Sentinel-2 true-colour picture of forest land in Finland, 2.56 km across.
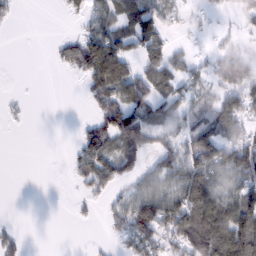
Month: February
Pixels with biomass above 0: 52%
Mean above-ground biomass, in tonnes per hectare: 48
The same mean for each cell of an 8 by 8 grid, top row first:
11 0 22 60 78 28 16 21
0 4 86 100 73 23 16 29
0 0 20 140 73 60 51 96
6 0 1 93 70 56 81 81
0 0 44 70 55 58 107 82
0 0 35 64 42 73 92 64
0 0 9 26 101 99 116 97
24 0 0 9 71 70 142 127
